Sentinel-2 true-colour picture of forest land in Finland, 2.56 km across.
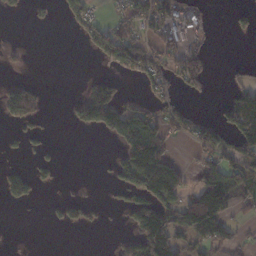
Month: November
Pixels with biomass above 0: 36%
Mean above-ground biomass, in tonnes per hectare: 52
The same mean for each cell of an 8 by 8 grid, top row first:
9 15 63 25 106 67 16 22
16 0 9 123 116 73 28 0
35 1 8 36 65 68 61 40
88 14 57 119 60 82 6 111
10 12 0 15 152 27 86 96
44 22 0 31 115 71 112 75
7 8 41 11 128 100 221 36
1 0 0 13 137 95 108 44
